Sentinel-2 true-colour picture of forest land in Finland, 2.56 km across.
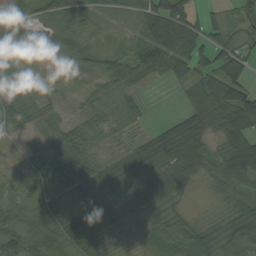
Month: August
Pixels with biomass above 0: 84%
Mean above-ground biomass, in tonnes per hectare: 45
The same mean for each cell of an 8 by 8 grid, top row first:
40 30 47 13 61 110 35 34
49 16 27 19 64 94 72 43
29 14 18 59 35 35 57 62
40 34 20 28 15 17 71 86
8 37 45 18 50 103 39 82
17 45 74 64 74 81 40 71
23 33 51 46 47 33 7 47
45 43 55 26 30 59 49 61
